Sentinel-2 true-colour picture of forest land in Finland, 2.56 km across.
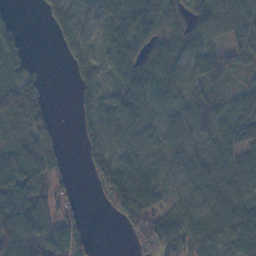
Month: November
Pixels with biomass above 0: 79%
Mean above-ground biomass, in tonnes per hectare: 58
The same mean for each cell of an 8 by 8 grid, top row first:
16 38 59 63 109 44 71 70
68 1 62 54 53 44 71 54
95 15 42 32 72 54 60 17
102 50 45 68 66 42 41 54
68 72 30 69 60 44 37 64
89 70 6 108 114 48 55 59
100 60 24 50 108 51 75 74
92 76 51 0 40 54 60 73
